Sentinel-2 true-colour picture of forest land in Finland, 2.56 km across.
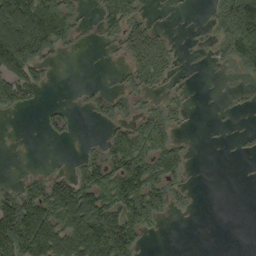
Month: September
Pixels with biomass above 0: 48%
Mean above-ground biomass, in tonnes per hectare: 49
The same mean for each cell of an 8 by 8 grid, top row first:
152 144 23 66 29 4 12 147
151 71 9 11 73 18 13 97
85 18 1 5 51 20 1 7
21 15 5 35 33 28 0 6
1 3 5 64 93 50 1 5
5 34 51 91 128 43 0 0
107 103 141 88 122 22 0 0
148 146 133 156 32 0 0 0
